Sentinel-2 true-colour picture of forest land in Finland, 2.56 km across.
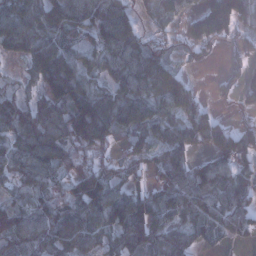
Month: January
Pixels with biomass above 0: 82%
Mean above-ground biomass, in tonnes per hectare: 87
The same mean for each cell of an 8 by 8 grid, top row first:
118 121 109 125 36 71 160 114
86 135 82 103 81 28 50 39
25 130 129 75 111 100 7 55
108 121 165 111 89 75 44 35
94 140 123 65 64 90 64 75
64 87 97 71 44 93 98 70
70 81 97 125 99 93 91 89
107 99 99 78 106 74 41 25
